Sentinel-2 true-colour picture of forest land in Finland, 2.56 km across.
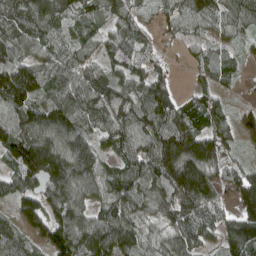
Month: April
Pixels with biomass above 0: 90%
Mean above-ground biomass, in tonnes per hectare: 101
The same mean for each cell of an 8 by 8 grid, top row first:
107 112 78 74 62 81 113 98
109 97 70 75 69 18 56 39
188 109 113 93 92 27 49 32
117 132 120 110 110 100 93 62
163 140 105 85 113 154 147 56
99 129 123 95 128 165 133 94
81 116 87 120 84 101 73 116
78 128 130 181 104 94 55 148
